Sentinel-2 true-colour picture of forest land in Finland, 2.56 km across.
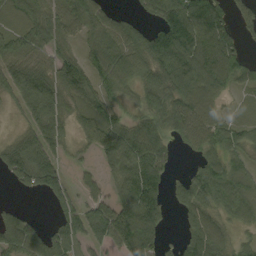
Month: September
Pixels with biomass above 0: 78%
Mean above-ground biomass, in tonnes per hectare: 76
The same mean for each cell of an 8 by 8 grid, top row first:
65 76 84 50 36 115 119 41
47 66 48 110 122 133 115 47
96 97 89 109 93 111 108 55
27 113 68 64 76 96 63 19
70 101 32 112 132 35 68 60
83 100 25 54 167 20 83 62
23 19 65 91 136 36 75 64
101 66 66 100 105 18 108 29
